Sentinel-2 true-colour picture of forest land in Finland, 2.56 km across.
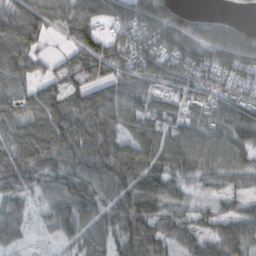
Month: October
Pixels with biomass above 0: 86%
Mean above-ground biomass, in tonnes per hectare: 75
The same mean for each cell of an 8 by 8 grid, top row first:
99 98 155 116 94 49 18 5
116 20 152 110 97 105 86 93
75 47 73 85 80 73 74 82
76 106 121 100 57 55 70 89
88 114 101 92 89 84 73 83
90 59 71 89 97 64 50 65
42 36 78 61 90 41 27 35
29 13 51 53 105 49 50 74
